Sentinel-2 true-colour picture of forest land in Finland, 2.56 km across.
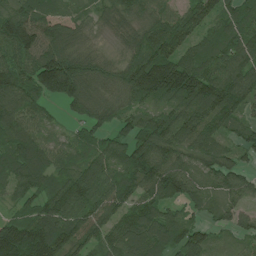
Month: July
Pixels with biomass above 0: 92%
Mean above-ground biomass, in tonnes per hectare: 109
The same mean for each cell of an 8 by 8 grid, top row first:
114 89 53 70 76 97 115 116
110 134 85 28 107 128 94 127
115 196 183 95 198 214 171 147
114 46 71 74 77 115 153 85
133 93 75 84 147 132 112 78
102 109 122 99 146 136 99 94
46 115 123 102 102 52 59 72
193 180 110 90 130 104 68 50
